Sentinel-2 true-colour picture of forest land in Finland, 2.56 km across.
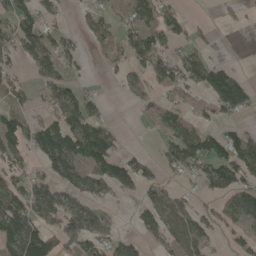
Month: May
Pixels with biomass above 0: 54%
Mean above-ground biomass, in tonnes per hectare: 67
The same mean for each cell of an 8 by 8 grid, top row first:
101 45 21 41 75 59 5 20
87 83 36 46 132 48 24 1
43 76 30 14 51 74 126 74
65 64 122 11 23 54 32 67
92 142 135 74 3 91 91 105
63 62 97 121 80 35 77 93
101 108 89 30 55 61 31 106
138 110 110 54 40 68 45 42
